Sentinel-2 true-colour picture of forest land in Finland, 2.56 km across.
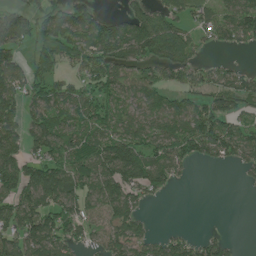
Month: June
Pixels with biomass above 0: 68%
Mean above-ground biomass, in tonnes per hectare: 69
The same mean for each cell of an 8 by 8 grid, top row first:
72 82 119 36 72 57 56 100
69 77 77 107 91 113 22 34
79 75 45 87 69 49 54 61
67 96 86 53 55 77 100 51
69 90 92 112 66 107 93 96
92 108 75 115 102 44 0 11
91 94 76 86 27 0 0 0
88 118 44 83 64 44 42 7
